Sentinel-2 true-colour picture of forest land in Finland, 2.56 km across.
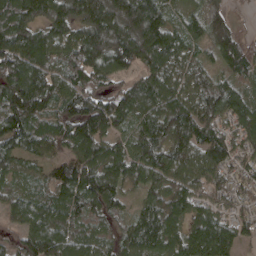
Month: April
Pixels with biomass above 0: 94%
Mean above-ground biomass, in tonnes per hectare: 115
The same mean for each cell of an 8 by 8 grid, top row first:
130 126 134 179 192 61 109 22
163 130 149 179 170 110 75 113
185 140 126 74 104 105 90 79
169 98 147 154 119 159 123 114
123 88 131 101 115 122 126 79
82 77 170 129 103 113 96 72
81 106 102 77 83 103 69 57
51 160 104 79 143 100 192 82
